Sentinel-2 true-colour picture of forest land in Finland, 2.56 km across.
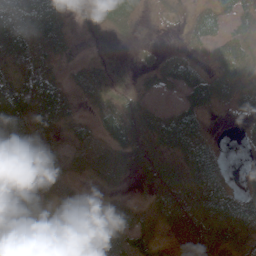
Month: May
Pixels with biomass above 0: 81%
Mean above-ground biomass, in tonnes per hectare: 31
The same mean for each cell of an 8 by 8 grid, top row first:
72 67 17 38 5 8 34 33
50 26 8 7 7 7 26 40
37 49 15 16 12 39 44 41
69 58 14 34 36 35 19 18
45 20 26 29 35 49 35 5
25 29 15 23 25 40 78 6
17 23 9 14 15 56 66 75
20 26 32 29 23 11 47 38
